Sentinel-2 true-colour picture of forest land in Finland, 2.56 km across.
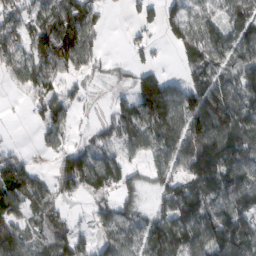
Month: February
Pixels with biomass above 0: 77%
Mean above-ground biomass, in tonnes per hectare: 73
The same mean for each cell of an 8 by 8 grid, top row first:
62 78 119 8 32 54 51 82
73 114 114 2 26 37 102 104
32 62 30 21 74 30 83 92
1 64 16 37 102 95 136 124
10 31 27 55 69 91 140 123
82 29 128 103 36 76 154 116
65 62 11 55 34 123 120 105
87 79 79 61 74 108 123 140
